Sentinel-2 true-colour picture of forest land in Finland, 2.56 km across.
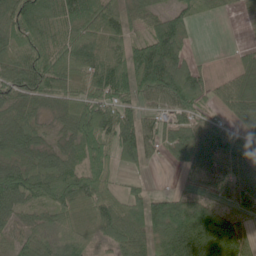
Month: June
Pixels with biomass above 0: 86%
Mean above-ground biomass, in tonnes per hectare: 76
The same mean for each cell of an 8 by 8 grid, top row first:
113 69 139 98 71 56 17 16
87 84 96 69 101 95 1 16
81 100 63 121 107 125 45 69
65 41 90 90 70 64 36 69
101 58 79 78 108 76 96 79
110 94 90 36 36 8 50 75
70 60 64 76 107 118 85 55
72 75 68 57 86 114 122 100
